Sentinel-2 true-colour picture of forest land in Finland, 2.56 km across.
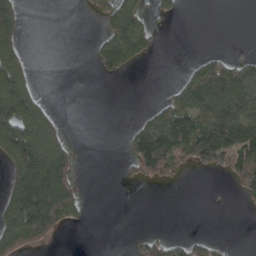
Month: April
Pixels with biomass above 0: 36%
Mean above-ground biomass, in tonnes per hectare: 67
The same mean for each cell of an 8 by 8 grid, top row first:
111 0 4 124 79 22 0 0
87 0 0 141 85 0 3 1
161 0 0 19 0 16 137 107
204 61 0 0 18 118 133 116
225 175 6 0 150 142 183 153
143 252 26 0 67 47 17 107
197 238 68 0 0 0 1 7
159 58 0 0 42 31 32 0
